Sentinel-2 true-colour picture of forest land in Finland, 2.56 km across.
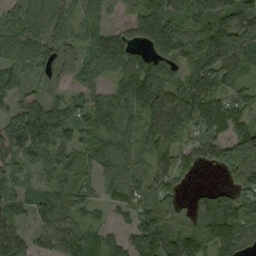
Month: September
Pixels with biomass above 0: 89%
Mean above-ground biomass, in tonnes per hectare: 92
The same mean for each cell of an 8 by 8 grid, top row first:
61 63 50 21 140 102 201 130
86 64 45 131 86 135 184 169
56 32 43 61 158 76 110 85
70 117 65 118 121 168 143 96
98 117 75 97 88 85 67 158
39 43 66 70 72 86 2 113
60 96 70 52 112 76 112 95
98 66 94 52 138 113 127 83
